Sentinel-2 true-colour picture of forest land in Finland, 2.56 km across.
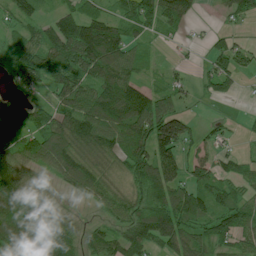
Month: July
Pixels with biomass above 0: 79%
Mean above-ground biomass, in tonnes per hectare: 75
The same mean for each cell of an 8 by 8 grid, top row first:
65 32 97 52 71 95 3 50
44 106 159 145 33 11 29 37
42 72 106 114 41 29 44 40
69 68 105 139 136 68 4 3
83 102 94 78 113 149 37 13
114 52 93 66 118 87 79 54
124 64 16 54 94 137 84 91
109 100 70 76 117 106 68 59
